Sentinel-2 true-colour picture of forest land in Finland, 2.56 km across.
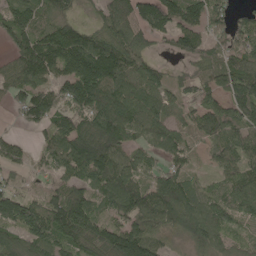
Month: May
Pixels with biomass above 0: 85%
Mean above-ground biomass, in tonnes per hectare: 105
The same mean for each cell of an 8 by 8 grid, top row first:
112 68 30 120 115 125 107 58
101 152 179 160 76 72 87 98
105 93 174 142 121 47 92 149
48 133 126 195 130 62 104 127
58 73 151 148 74 83 52 107
49 63 116 150 76 108 32 110
132 114 134 103 134 158 96 93
79 121 102 134 156 37 98 38
